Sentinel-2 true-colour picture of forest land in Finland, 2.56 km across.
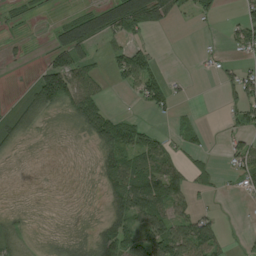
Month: August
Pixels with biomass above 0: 57%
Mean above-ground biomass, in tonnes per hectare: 44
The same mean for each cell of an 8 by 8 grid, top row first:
16 7 58 109 98 40 26 35
11 34 94 32 42 0 19 46
7 121 86 24 80 11 2 72
42 56 78 33 18 24 0 50
29 4 6 111 70 30 13 49
1 1 3 74 110 74 31 56
9 3 4 55 116 64 14 4
55 11 22 112 90 122 92 5
